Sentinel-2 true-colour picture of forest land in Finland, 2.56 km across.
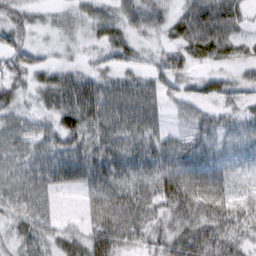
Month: March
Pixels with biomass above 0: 91%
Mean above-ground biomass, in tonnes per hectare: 44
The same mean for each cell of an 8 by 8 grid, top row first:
39 18 35 39 47 37 77 37
51 21 20 46 21 40 64 33
40 40 53 38 37 37 29 30
35 37 78 58 66 16 23 25
39 43 52 47 48 33 40 32
43 44 54 51 43 63 73 23
36 30 15 61 61 67 85 42
36 39 41 63 44 69 84 45
